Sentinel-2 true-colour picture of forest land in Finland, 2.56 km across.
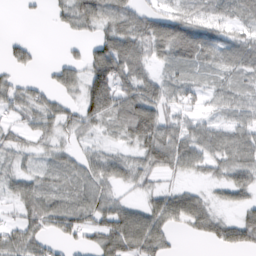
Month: February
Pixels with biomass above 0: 74%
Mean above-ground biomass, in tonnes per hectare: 47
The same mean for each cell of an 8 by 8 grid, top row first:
2 10 71 58 52 52 46 46
31 0 14 80 65 86 71 64
23 18 47 103 64 34 22 33
35 51 45 78 99 43 23 47
35 28 24 19 75 87 66 76
37 30 51 54 39 27 26 47
35 62 66 61 39 71 43 32
57 37 28 71 81 14 31 55
